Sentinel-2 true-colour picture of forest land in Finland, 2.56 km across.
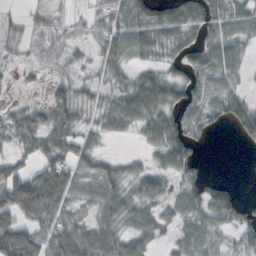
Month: October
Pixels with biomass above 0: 75%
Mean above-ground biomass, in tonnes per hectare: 36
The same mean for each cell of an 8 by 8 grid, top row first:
20 20 8 48 38 53 65 43
23 28 13 52 36 32 40 26
7 22 18 25 46 38 38 16
21 40 30 50 72 37 35 51
29 46 41 7 23 55 7 14
30 51 34 40 36 34 11 1
53 64 22 45 39 33 52 25
82 66 67 52 39 22 44 25
